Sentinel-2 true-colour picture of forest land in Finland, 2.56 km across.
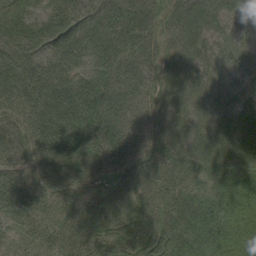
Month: August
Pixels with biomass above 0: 98%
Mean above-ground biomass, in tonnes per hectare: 65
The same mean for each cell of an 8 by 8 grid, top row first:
42 43 54 73 75 71 73 49
82 63 49 63 63 57 46 54
84 84 50 65 61 51 54 39
67 105 75 71 53 51 69 64
68 115 89 81 55 69 88 98
70 75 66 55 59 60 74 88
65 52 49 45 45 66 92 87
30 49 53 46 51 74 83 65
